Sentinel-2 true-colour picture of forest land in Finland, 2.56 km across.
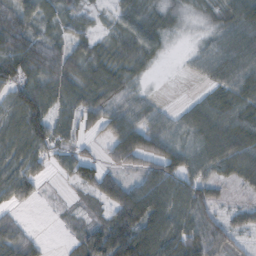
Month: October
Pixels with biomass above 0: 82%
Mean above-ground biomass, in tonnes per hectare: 62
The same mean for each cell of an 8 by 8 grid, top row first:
80 36 35 24 55 20 19 83
87 77 56 51 69 4 32 86
66 88 51 49 17 1 35 70
77 72 59 67 53 25 76 67
73 80 36 76 115 66 93 100
90 28 71 56 83 96 61 62
36 3 15 76 144 93 69 33
77 7 50 140 126 104 101 31
